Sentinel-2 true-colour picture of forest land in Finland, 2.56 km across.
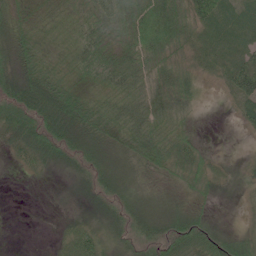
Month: June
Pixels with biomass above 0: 84%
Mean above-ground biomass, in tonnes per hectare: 34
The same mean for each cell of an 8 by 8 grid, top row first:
32 34 46 48 72 56 50 28
40 30 67 46 60 40 24 26
47 59 33 53 38 48 15 60
53 67 54 50 47 34 2 24
41 57 37 23 51 57 7 2
5 12 23 26 14 27 34 10
0 2 10 25 18 22 15 5
0 3 56 30 31 47 44 33
